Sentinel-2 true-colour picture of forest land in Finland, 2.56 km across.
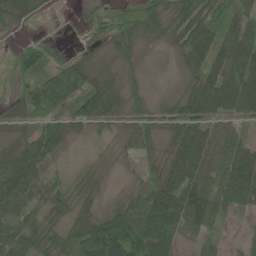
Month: May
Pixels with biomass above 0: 85%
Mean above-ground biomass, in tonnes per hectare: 58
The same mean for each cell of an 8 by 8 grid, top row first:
38 8 15 33 73 74 89 65
37 42 10 31 20 47 94 83
41 73 56 38 22 17 81 99
31 65 66 66 49 63 67 77
56 71 6 12 44 63 65 58
84 38 23 8 23 89 66 132
53 68 43 39 95 122 90 61
71 65 83 150 129 71 33 8
